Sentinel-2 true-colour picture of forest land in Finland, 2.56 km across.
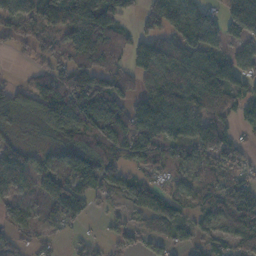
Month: November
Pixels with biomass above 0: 80%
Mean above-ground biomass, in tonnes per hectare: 83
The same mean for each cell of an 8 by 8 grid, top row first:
80 77 159 123 56 142 88 87
28 50 108 72 124 93 98 49
17 92 117 94 76 152 159 114
63 95 143 129 141 134 96 77
53 35 79 103 120 79 125 68
109 92 136 72 49 61 74 64
67 62 67 23 74 65 72 105
34 24 15 33 48 50 62 77
